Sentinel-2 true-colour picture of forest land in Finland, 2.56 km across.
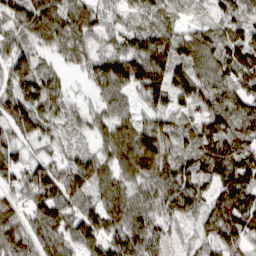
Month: March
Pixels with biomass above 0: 94%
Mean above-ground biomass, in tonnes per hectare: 97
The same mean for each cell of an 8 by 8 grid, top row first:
86 125 103 52 75 51 47 77
104 41 66 56 148 112 97 109
130 79 17 132 175 130 99 142
146 82 34 77 55 79 98 98
72 53 25 98 112 70 114 97
83 125 121 84 99 113 87 139
95 133 104 109 95 101 97 158
146 114 104 117 154 48 94 116
